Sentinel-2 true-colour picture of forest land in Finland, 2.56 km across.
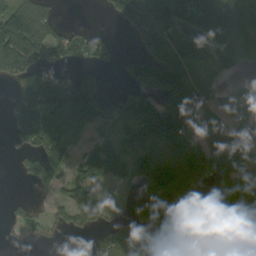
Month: September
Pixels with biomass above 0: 65%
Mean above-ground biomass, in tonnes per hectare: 95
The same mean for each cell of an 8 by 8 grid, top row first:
145 65 0 43 169 182 235 213
215 128 104 46 67 98 71 134
88 44 79 4 105 140 64 40
48 44 142 63 137 150 103 138
38 108 70 66 119 123 96 113
17 111 66 69 107 136 105 142
34 37 110 22 91 64 181 215
23 33 7 60 79 13 125 200
